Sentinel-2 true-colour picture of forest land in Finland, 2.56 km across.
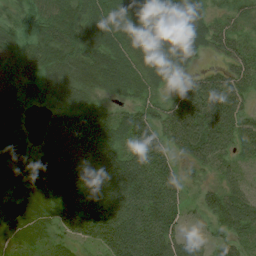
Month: August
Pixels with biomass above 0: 90%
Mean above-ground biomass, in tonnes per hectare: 72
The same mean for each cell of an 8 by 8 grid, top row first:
31 71 84 74 87 99 54 40
61 90 81 75 83 104 53 46
61 67 67 79 68 43 65 69
53 22 68 31 56 79 98 63
39 73 101 87 102 60 102 64
35 100 123 118 128 53 22 48
50 76 117 111 117 73 52 110
41 29 46 97 110 64 38 72
